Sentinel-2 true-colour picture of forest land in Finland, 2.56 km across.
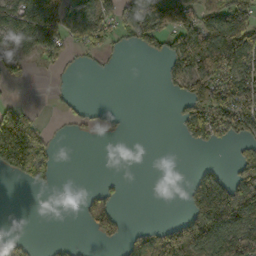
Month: October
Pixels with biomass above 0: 43%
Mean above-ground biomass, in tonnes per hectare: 63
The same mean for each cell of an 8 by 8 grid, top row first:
94 64 88 83 153 118 72 119
77 63 33 30 44 83 135 177
31 6 1 2 0 43 143 128
89 4 22 12 0 21 165 141
232 68 1 1 0 2 49 54
65 50 0 9 0 0 63 109
0 0 20 72 0 1 202 221
30 4 4 42 72 138 132 130
